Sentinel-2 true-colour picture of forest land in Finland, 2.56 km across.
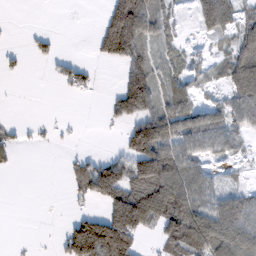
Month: February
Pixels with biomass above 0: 52%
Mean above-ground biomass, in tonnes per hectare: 58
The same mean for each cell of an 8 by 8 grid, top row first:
0 0 0 112 132 23 109 53
10 23 0 118 63 30 11 71
7 8 48 2 106 46 24 105
0 1 0 40 95 84 50 66
29 10 4 2 170 79 58 27
4 0 64 134 178 120 41 11
0 0 13 101 170 130 76 78
2 1 195 194 30 104 122 104
